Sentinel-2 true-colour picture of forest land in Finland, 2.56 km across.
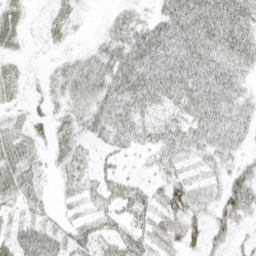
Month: April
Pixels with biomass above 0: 75%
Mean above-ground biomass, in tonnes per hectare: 28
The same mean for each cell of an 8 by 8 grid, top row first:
18 9 10 13 17 54 60 56
10 5 8 31 51 48 50 52
16 13 38 41 47 47 48 27
9 16 29 42 35 35 45 28
24 15 23 28 25 41 36 19
34 10 28 24 10 24 14 29
16 12 12 26 33 38 19 41
31 39 29 34 32 25 32 9
